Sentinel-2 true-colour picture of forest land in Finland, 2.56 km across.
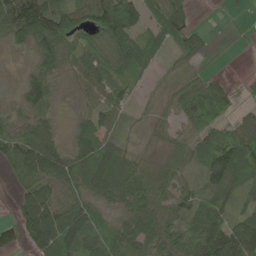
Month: May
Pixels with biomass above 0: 80%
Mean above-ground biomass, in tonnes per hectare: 67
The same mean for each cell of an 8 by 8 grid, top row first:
139 143 89 168 73 91 0 1
32 107 71 89 82 56 24 0
10 72 60 77 28 22 52 12
32 42 24 61 10 53 122 39
84 85 57 60 8 42 82 104
44 87 95 111 69 67 72 84
39 91 70 43 94 64 81 47
41 109 91 85 86 71 118 132
